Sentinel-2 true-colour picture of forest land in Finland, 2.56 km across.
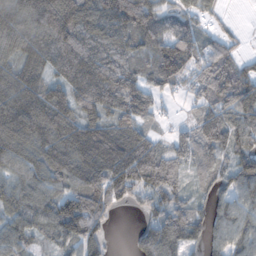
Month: November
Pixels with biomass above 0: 87%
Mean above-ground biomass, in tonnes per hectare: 97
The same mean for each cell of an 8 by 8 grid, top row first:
118 170 154 131 115 59 25 1
106 114 128 110 65 108 53 17
118 85 143 137 80 76 108 96
134 138 83 99 66 11 85 124
138 125 152 150 107 73 104 101
86 123 135 153 88 63 53 108
91 108 138 82 44 92 57 98
92 51 124 20 83 130 70 93
